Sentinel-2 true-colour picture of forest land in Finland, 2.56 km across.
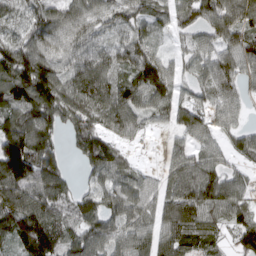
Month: March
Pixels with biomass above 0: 88%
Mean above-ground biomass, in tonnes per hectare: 92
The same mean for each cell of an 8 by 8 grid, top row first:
55 106 101 77 65 77 86 109
113 92 84 56 72 29 67 90
163 162 94 76 122 68 81 79
105 141 101 103 72 78 73 56
188 109 93 87 12 52 75 52
191 129 26 84 45 96 119 48
132 130 100 75 77 115 104 70
107 183 107 104 94 91 47 79
